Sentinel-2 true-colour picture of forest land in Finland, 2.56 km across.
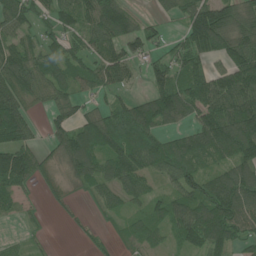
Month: June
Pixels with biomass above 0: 78%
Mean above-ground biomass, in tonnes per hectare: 86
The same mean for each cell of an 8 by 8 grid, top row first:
97 60 97 153 24 48 156 96
103 59 77 92 66 45 129 130
148 101 80 96 41 101 114 138
128 48 53 82 118 109 110 137
125 46 138 126 133 78 122 155
151 46 84 84 73 85 68 96
37 15 12 39 51 90 136 133
18 9 12 14 66 52 118 69
